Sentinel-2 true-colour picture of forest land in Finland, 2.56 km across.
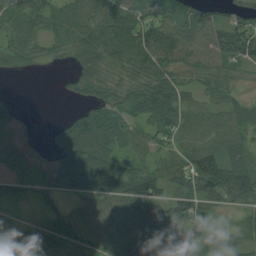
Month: August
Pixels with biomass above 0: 84%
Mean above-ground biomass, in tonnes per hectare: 69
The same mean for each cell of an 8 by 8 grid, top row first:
73 65 63 92 89 89 65 46
71 43 79 95 115 91 67 104
6 0 64 56 84 72 59 35
34 0 41 82 98 105 53 67
52 21 133 93 50 51 60 58
50 45 123 113 107 77 119 102
22 26 36 62 110 85 58 43
90 129 78 73 89 75 41 28
